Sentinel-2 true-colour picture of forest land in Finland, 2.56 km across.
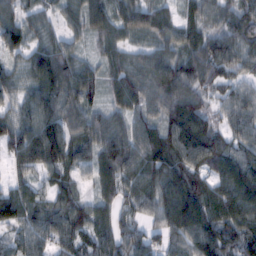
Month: February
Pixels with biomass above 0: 92%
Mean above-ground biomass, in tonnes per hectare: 83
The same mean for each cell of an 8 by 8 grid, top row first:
62 34 68 87 88 46 69 82
65 88 35 65 42 84 102 87
52 129 99 59 91 123 87 59
56 100 86 53 67 110 65 84
86 160 78 102 107 117 126 77
42 48 41 83 107 115 80 118
99 74 70 60 56 139 115 103
53 71 75 85 67 68 120 125
